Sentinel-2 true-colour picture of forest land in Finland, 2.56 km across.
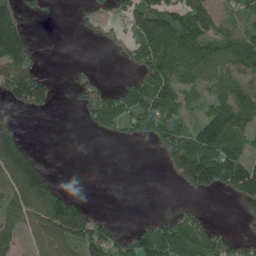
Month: June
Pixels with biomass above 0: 53%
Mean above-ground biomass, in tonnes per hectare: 80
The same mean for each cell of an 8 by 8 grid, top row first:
80 9 23 38 134 130 110 70
158 1 0 26 139 151 101 137
183 56 17 6 106 111 72 96
32 27 39 134 126 97 91 138
82 0 0 9 19 125 171 99
109 55 0 0 0 59 171 208
136 181 102 0 0 15 9 32
75 127 150 115 127 148 99 35
